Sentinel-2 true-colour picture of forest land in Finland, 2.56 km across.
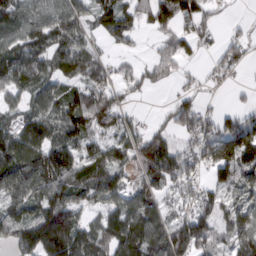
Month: March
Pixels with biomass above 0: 77%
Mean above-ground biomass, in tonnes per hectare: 81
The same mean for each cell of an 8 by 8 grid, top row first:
91 90 82 85 64 119 68 4
80 82 86 26 10 82 24 60
87 63 75 69 65 41 44 21
51 86 112 95 12 86 52 45
106 108 97 82 119 73 126 155
110 141 89 83 85 118 50 89
82 114 76 69 94 57 88 64
79 151 128 85 103 164 87 77
